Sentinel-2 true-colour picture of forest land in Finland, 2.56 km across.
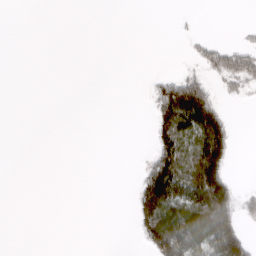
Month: March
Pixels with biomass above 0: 23%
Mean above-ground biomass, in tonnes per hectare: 31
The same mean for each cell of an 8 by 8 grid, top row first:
0 0 0 0 0 2 0 0
0 0 0 0 0 0 28 34
0 0 0 0 2 62 38 63
0 0 0 0 2 178 127 0
0 0 0 0 1 127 146 5
0 0 0 0 59 144 140 4
0 0 0 0 95 113 145 60
0 0 0 0 42 132 108 109
